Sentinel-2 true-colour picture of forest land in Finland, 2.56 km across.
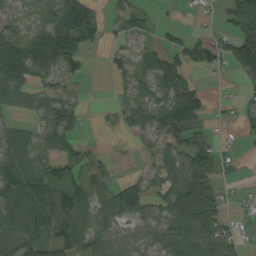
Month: August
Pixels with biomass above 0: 68%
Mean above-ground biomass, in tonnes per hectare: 54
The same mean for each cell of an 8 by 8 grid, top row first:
30 62 97 26 29 3 5 87
76 132 92 15 34 48 61 85
92 43 18 20 56 80 5 20
32 54 34 22 69 129 35 26
82 37 33 2 25 70 52 8
101 78 40 26 38 73 91 3
75 88 82 44 52 97 118 9
67 62 63 46 43 73 95 37
